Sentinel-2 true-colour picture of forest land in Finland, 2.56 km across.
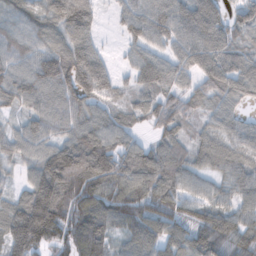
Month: November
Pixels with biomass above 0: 91%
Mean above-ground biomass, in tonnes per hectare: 90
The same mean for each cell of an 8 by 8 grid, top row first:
62 83 120 20 84 97 136 77
71 77 93 9 61 59 110 68
85 110 142 59 85 62 84 98
42 83 87 57 75 101 55 46
63 69 137 105 53 74 78 75
25 146 208 157 143 107 54 81
94 157 132 111 101 86 86 74
141 91 138 77 106 64 116 98
